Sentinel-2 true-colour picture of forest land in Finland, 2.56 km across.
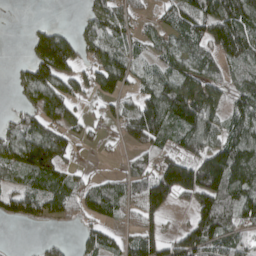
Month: April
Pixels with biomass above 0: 70%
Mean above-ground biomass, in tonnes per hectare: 77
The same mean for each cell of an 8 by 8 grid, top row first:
0 1 20 85 22 73 137 147
0 176 80 83 32 57 66 119
28 134 74 134 49 100 71 61
30 104 26 34 121 130 86 77
119 142 25 10 76 58 99 127
60 100 30 31 79 194 190 143
60 69 66 61 99 35 115 106
0 23 39 42 111 76 124 68
